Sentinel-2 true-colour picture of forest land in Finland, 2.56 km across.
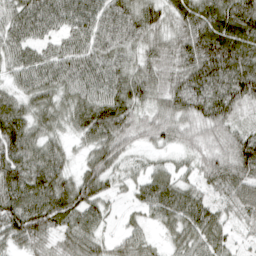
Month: April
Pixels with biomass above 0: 95%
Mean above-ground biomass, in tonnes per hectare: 71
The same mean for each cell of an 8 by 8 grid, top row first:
71 78 79 74 79 65 94 114
65 45 72 69 61 76 114 105
48 69 77 76 79 74 102 113
84 66 82 110 49 79 82 46
106 64 35 80 34 40 50 81
100 101 61 56 52 51 55 87
95 107 91 23 47 89 60 60
65 47 71 33 40 45 70 30
